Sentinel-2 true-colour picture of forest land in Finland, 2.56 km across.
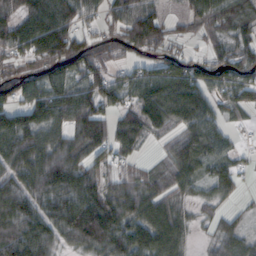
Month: October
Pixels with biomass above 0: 83%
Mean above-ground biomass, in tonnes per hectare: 75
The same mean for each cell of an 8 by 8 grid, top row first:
74 107 69 54 70 23 83 81
75 123 90 61 81 39 33 63
82 93 82 56 74 99 60 72
84 95 111 55 106 97 56 33
102 81 100 89 42 56 75 15
91 117 89 45 52 75 51 35
107 87 133 115 92 53 27 15
112 90 115 114 95 78 20 52
